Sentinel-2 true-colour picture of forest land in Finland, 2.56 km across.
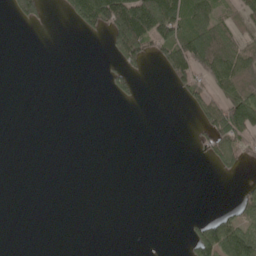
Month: May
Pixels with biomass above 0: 25%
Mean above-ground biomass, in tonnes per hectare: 32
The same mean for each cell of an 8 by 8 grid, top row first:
44 13 94 143 194 132 95 43
0 0 0 44 83 105 126 62
0 0 0 34 8 60 73 87
0 0 0 0 0 0 70 135
0 0 0 0 0 0 38 62
0 0 0 0 0 0 1 15
0 0 0 0 0 0 1 45
0 0 0 0 0 0 120 132
